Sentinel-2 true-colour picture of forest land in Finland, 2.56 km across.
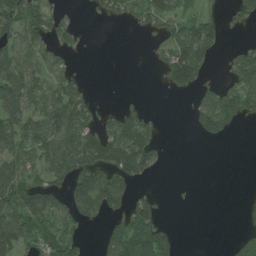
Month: July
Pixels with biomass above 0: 50%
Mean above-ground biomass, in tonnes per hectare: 57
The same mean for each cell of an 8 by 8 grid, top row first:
104 78 9 31 55 61 31 40
95 64 29 0 8 126 68 31
115 72 36 0 0 87 28 78
103 115 93 26 27 0 94 81
84 97 117 124 100 0 13 0
84 78 91 95 40 0 0 0
91 112 81 71 80 2 0 9
94 57 53 84 125 32 0 56
